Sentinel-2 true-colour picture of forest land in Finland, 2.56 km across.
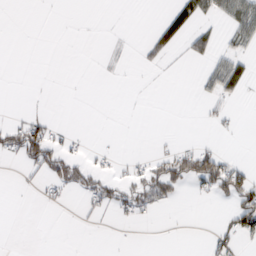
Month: February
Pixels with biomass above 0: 18%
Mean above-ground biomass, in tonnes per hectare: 13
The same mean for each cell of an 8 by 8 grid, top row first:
0 0 0 0 0 32 17 41
0 0 0 3 10 14 20 13
0 0 0 1 1 0 18 29
2 5 0 0 0 0 8 2
47 54 5 1 0 5 9 1
1 29 33 17 33 57 81 50
0 5 5 21 23 4 1 67
0 0 0 0 0 0 8 25
